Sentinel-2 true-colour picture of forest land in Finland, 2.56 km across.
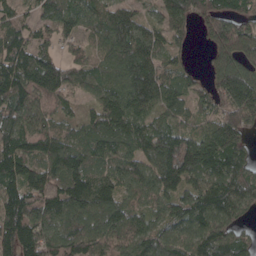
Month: April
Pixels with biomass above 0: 91%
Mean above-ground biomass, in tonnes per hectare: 108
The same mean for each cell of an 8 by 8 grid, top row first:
65 69 89 79 47 99 106 97
107 70 63 104 118 44 59 164
138 146 79 95 124 81 52 152
130 106 36 129 95 73 66 162
122 122 96 109 115 158 124 96
124 127 122 87 98 169 118 118
143 134 121 119 78 88 137 100
175 145 141 121 122 112 126 77
